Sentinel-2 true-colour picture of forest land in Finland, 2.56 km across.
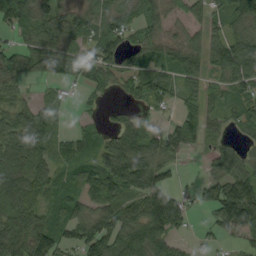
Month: September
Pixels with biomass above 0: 76%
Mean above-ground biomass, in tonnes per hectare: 61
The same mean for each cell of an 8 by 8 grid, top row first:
92 74 67 71 63 19 48 74
46 73 56 75 61 43 69 87
61 36 45 39 84 63 43 79
70 67 12 15 32 27 45 60
85 75 73 67 89 70 26 34
105 72 71 53 29 19 36 93
121 68 65 87 49 10 47 158
33 107 78 101 115 33 26 37
